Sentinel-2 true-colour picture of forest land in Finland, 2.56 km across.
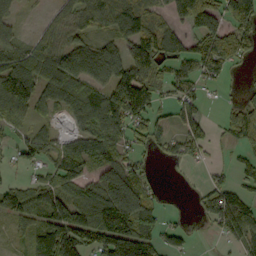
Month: September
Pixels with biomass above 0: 70%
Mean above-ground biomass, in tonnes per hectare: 86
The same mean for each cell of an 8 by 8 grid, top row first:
40 28 84 104 105 74 139 95
60 84 127 87 136 70 86 76
150 105 167 154 139 65 45 7
92 38 84 151 125 51 20 76
41 64 71 81 48 57 50 57
15 56 104 160 57 3 28 33
94 97 140 277 154 3 92 128
19 95 139 202 161 53 6 81
